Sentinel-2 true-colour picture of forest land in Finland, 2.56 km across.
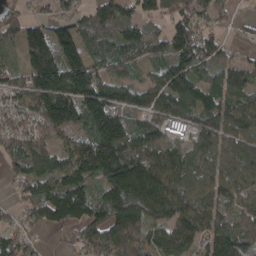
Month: April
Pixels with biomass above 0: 87%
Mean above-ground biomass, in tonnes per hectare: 128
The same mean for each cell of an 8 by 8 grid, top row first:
101 77 85 134 119 84 105 20
71 202 146 111 132 178 160 35
103 207 202 130 71 156 101 107
118 175 146 176 99 138 136 143
124 112 143 234 128 86 99 115
79 143 176 200 209 128 103 114
66 149 146 195 187 127 114 85
133 17 119 198 150 136 112 113
